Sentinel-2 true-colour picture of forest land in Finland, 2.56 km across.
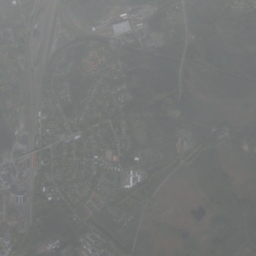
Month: October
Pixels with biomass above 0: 85%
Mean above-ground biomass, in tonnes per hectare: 74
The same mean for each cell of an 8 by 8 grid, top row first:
93 14 64 98 81 94 84 66
96 26 77 78 116 114 87 74
59 59 73 92 121 78 68 115
74 53 88 76 108 123 56 34
39 64 74 72 75 94 93 83
71 63 72 79 85 32 109 47
40 77 67 88 97 3 45 92
37 89 109 87 31 19 77 87
